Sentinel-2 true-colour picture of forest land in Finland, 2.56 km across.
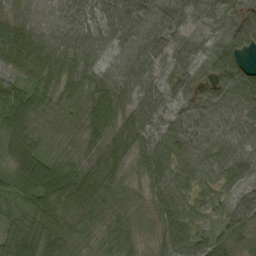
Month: September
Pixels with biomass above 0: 96%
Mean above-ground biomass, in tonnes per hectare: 52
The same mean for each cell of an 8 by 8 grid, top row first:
61 55 57 69 76 48 41 65
69 66 60 48 67 54 37 89
31 48 47 57 56 51 60 78
56 29 28 61 58 37 58 65
47 18 27 43 46 53 61 54
52 99 63 50 40 56 48 46
40 53 61 43 25 56 45 59
63 66 41 55 21 54 37 29
